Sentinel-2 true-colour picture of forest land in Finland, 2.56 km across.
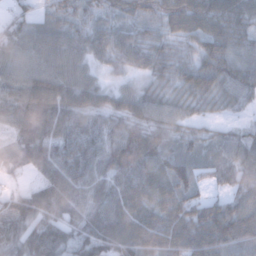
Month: January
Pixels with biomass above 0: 94%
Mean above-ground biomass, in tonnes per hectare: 88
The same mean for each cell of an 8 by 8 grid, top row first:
51 41 61 44 51 67 77 68
82 84 73 77 76 45 63 66
78 91 80 21 36 62 85 92
108 140 101 80 81 63 33 31
113 156 127 105 134 51 46 72
42 118 120 120 147 109 43 84
91 139 108 150 118 109 86 75
90 134 87 131 139 117 134 103
